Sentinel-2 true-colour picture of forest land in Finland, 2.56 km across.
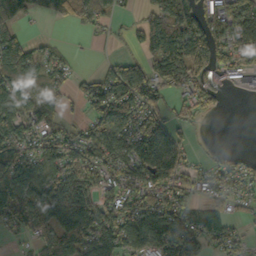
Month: October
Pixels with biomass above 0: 70%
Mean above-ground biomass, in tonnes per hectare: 69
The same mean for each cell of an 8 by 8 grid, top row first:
67 31 54 45 39 140 67 114
88 29 3 10 59 141 94 116
96 73 28 89 100 77 53 44
87 63 20 123 94 40 36 0
93 77 72 83 124 65 1 0
124 74 84 56 79 92 42 55
89 75 98 75 89 91 51 21
19 53 101 107 85 132 61 34
